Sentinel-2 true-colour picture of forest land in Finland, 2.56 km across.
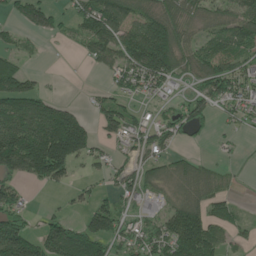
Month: June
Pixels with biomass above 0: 64%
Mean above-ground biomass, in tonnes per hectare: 76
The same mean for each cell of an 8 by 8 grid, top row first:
45 72 70 148 91 77 54 87
35 3 27 100 163 113 68 70
123 8 1 36 91 51 104 91
149 129 40 77 24 48 54 60
198 246 163 38 64 37 14 10
99 126 19 42 60 63 61 22
74 10 27 65 23 79 82 25
171 123 160 81 73 144 129 26
